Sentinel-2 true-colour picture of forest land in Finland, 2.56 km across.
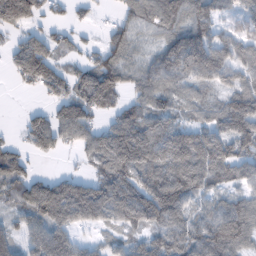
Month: February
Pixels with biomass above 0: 79%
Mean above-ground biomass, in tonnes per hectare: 92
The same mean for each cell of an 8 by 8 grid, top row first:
187 39 17 15 80 107 91 51
67 97 39 57 41 142 133 85
50 118 95 133 77 99 90 84
3 57 109 64 84 65 55 105
33 86 71 168 193 169 141 97
109 47 53 115 113 127 99 66
75 197 179 138 147 119 54 69
66 153 49 41 70 96 116 90
